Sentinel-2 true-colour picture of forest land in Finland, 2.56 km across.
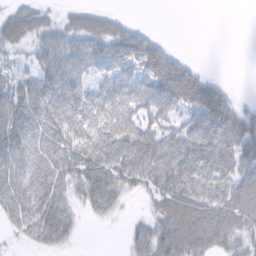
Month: February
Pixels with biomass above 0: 72%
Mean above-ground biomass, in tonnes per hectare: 47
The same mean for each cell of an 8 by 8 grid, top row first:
35 19 36 27 0 0 0 0
26 62 53 71 74 9 0 0
38 62 52 48 70 103 41 0
54 67 67 76 56 49 88 42
58 64 64 79 82 63 80 75
57 65 55 59 60 68 61 57
51 67 20 28 8 64 54 63
11 41 8 0 45 64 50 42
